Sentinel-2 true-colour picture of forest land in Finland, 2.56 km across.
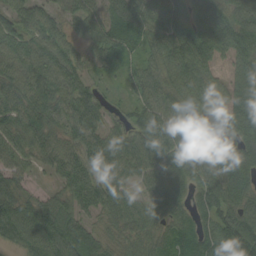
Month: August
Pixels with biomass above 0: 93%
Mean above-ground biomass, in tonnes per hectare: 71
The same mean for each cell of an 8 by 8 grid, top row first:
67 59 62 55 80 72 90 101
71 79 41 68 58 87 100 104
79 89 56 17 64 72 65 85
73 76 77 29 61 70 75 123
61 60 60 66 76 96 85 99
54 20 66 63 60 66 69 98
77 69 51 64 59 54 73 90
45 77 98 48 58 64 78 128
